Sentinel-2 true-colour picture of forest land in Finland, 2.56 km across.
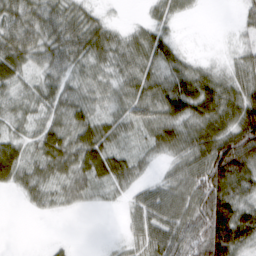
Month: March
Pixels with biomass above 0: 81%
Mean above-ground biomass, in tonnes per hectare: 50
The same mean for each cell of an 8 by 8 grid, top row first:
72 66 56 9 12 31 1 18
80 65 71 58 60 27 1 24
52 44 37 36 55 61 57 55
38 46 52 36 58 65 80 85
45 66 68 51 35 62 90 119
55 52 62 67 20 48 105 91
2 25 18 8 55 72 94 67
0 3 0 6 50 65 102 77
